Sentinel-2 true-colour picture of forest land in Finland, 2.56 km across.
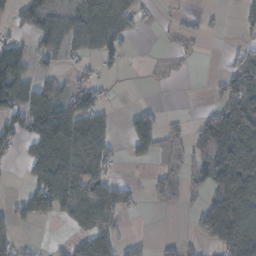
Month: November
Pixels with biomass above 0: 50%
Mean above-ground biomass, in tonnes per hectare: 42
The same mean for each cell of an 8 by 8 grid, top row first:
28 35 44 75 24 7 9 24
44 30 36 51 0 10 2 20
87 41 30 15 1 3 7 72
74 79 96 13 38 3 35 76
38 85 84 28 61 55 61 57
2 96 72 36 5 47 58 114
29 68 70 76 8 15 52 72
35 4 34 57 14 19 46 80
